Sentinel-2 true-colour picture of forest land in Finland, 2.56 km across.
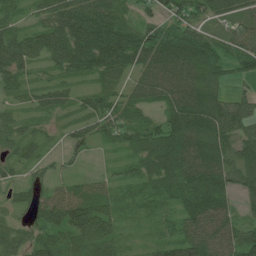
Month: June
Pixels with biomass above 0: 93%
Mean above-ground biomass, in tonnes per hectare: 81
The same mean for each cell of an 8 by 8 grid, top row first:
49 72 121 106 45 89 74 71
110 122 147 150 128 121 85 76
58 37 45 62 90 142 84 31
40 56 52 75 43 120 132 90
67 36 60 36 82 136 127 88
40 41 23 28 73 111 151 89
46 89 102 62 42 66 132 57
65 84 94 83 20 83 134 131
